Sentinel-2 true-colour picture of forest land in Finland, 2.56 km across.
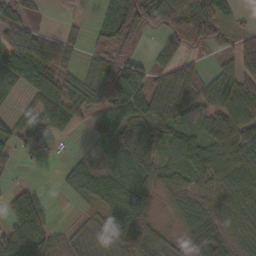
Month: October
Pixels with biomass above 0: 76%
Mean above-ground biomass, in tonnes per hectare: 52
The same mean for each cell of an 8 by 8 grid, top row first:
56 5 5 62 71 65 82 11
85 51 21 56 9 43 29 62
81 78 35 87 56 62 38 68
29 75 38 70 72 68 53 91
40 11 5 49 58 65 61 105
10 0 75 60 54 47 58 68
74 36 14 76 71 26 36 41
116 69 34 49 111 23 50 23
